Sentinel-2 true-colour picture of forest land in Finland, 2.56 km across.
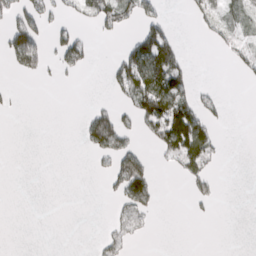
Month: March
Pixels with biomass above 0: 26%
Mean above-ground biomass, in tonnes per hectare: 19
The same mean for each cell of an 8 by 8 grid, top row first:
38 29 22 42 31 1 37 20
59 24 57 1 64 40 4 22
2 4 4 21 76 54 1 7
2 0 4 30 65 86 19 0
0 0 10 56 11 82 39 0
0 0 0 27 57 9 24 0
0 0 0 7 27 0 5 0
0 0 0 20 4 0 0 0
